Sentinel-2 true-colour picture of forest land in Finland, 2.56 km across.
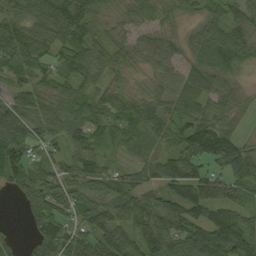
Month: September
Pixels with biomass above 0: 90%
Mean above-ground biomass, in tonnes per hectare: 69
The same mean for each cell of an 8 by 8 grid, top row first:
67 78 74 35 44 34 49 50
83 62 100 76 59 40 74 92
44 67 76 55 38 48 60 32
83 79 66 75 76 63 68 38
85 58 34 42 60 60 144 83
59 51 77 53 56 90 70 92
10 88 78 77 93 58 83 67
25 95 79 101 83 94 137 135
